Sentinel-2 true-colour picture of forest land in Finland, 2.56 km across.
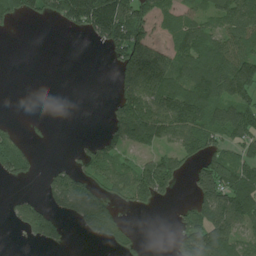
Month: July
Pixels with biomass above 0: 55%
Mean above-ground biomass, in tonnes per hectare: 81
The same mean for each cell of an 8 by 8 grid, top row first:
64 62 165 212 99 63 62 115
0 0 0 81 164 92 121 90
0 0 0 30 213 139 181 182
0 0 0 72 188 193 151 137
63 4 15 71 87 75 87 77
75 33 66 94 120 93 132 94
53 64 113 65 34 19 138 116
3 69 7 62 9 61 188 87
